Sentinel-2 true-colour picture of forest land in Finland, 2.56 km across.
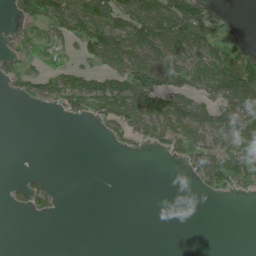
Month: June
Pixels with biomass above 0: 44%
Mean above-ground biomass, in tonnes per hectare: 54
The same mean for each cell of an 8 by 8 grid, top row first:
29 96 118 105 129 149 86 4
42 74 47 121 130 113 103 61
49 64 63 76 118 87 143 188
0 13 72 107 109 127 98 138
0 0 0 21 39 74 87 113
2 12 0 0 0 1 97 103
18 28 0 0 0 0 0 0
0 0 0 0 0 0 0 0
